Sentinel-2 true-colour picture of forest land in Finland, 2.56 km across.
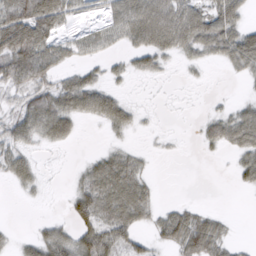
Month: March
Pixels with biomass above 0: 57%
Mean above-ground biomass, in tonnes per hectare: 33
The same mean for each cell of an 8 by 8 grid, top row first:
85 91 25 40 58 46 53 37
97 60 33 22 49 44 41 72
50 37 38 18 11 4 4 10
32 61 46 54 9 3 11 25
47 27 6 13 5 4 17 41
39 7 18 68 27 0 0 23
0 2 45 54 44 23 10 0
12 52 50 55 24 51 65 6
